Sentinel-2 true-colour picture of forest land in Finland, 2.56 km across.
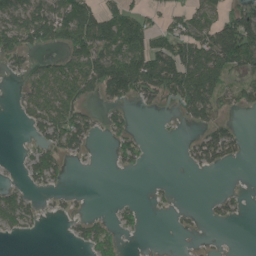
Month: June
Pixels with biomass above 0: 46%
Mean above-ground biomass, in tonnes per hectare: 52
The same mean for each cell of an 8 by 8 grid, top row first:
87 97 109 86 52 46 70 106
75 36 112 94 101 103 130 178
16 100 114 163 133 144 132 54
14 94 66 26 13 22 95 26
2 53 50 22 24 2 102 40
5 66 0 1 3 1 5 0
88 10 9 9 11 13 9 15
7 0 35 48 2 1 4 0
